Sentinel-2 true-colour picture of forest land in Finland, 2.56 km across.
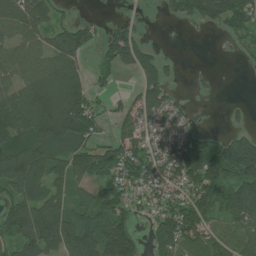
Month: July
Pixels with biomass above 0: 68%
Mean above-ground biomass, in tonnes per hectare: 71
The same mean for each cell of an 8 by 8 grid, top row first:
88 75 9 3 7 43 103 115
59 58 88 89 63 1 0 24
60 91 57 23 66 13 9 1
92 125 123 31 62 51 3 9
99 94 82 55 60 82 62 116
111 99 76 83 70 81 145 137
87 108 71 91 34 81 95 124
78 93 130 137 34 135 78 82
